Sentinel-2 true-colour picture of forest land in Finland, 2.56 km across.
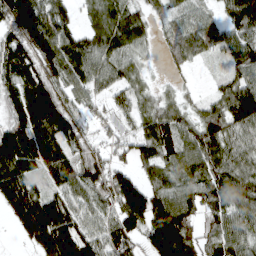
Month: March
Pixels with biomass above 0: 87%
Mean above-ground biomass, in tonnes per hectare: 86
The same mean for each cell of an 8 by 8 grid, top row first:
130 100 37 99 45 47 43 131
102 140 94 83 37 67 52 90
110 100 79 76 35 18 9 73
110 150 55 44 54 62 60 131
131 131 75 45 71 110 103 73
116 72 92 93 58 85 106 85
115 140 69 75 145 132 69 86
19 140 128 83 78 166 71 91
